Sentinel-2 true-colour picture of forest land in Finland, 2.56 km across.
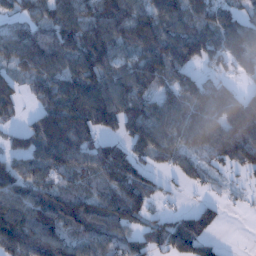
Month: January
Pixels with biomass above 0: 82%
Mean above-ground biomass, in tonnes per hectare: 98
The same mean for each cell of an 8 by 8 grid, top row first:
62 84 111 156 116 125 92 78
106 102 124 117 109 147 125 123
85 96 132 106 110 107 68 47
57 144 160 141 107 120 138 153
65 185 138 55 43 89 79 137
128 98 76 108 75 41 37 29
147 136 84 92 87 22 48 12
156 162 83 75 74 115 69 0
